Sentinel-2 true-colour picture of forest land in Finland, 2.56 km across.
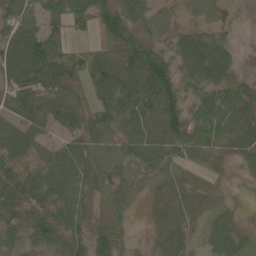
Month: June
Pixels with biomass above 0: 86%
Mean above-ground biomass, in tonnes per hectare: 58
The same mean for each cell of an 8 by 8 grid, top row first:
75 65 60 73 50 24 41 11
79 88 30 60 83 52 80 14
64 90 59 96 97 68 64 36
66 59 48 67 95 92 81 74
64 31 59 47 87 96 62 57
63 69 68 59 65 57 38 9
59 63 53 46 21 46 36 10
47 76 60 69 11 50 31 42
